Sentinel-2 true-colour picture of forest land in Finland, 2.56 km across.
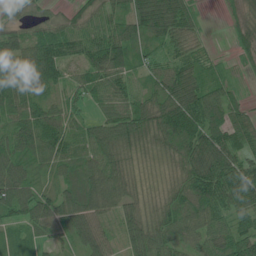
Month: June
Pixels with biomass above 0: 93%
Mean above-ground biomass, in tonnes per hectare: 69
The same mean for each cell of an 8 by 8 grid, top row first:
42 36 41 60 98 97 9 42
89 117 67 124 60 47 21 44
84 95 41 64 38 85 64 14
68 68 32 48 75 135 113 48
89 84 52 97 64 94 120 84
94 36 46 82 30 42 124 109
84 79 100 50 47 61 89 68
67 38 76 37 98 55 53 80
